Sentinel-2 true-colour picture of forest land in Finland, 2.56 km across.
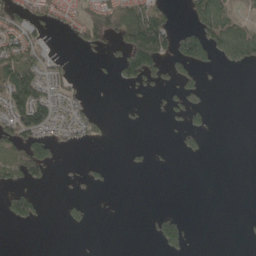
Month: May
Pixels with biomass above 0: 30%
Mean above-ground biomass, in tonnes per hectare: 35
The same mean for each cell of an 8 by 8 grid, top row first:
59 39 40 76 115 14 96 29
75 24 25 31 207 96 104 91
127 48 7 15 83 55 10 0
115 89 34 2 7 33 33 0
80 86 21 5 4 11 10 0
47 28 17 7 2 0 0 0
84 4 14 1 0 4 0 0
0 0 0 0 3 61 0 1
